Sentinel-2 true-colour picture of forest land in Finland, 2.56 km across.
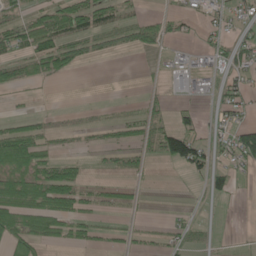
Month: May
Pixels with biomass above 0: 40%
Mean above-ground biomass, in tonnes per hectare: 27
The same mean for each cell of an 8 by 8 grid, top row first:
18 51 62 35 23 19 21 26
36 77 33 22 28 7 18 34
30 29 0 0 2 19 21 25
7 6 3 3 22 20 9 32
86 24 6 22 29 98 38 78
54 58 26 10 10 4 49 10
72 74 36 21 4 3 1 2
52 40 27 14 13 19 7 2
